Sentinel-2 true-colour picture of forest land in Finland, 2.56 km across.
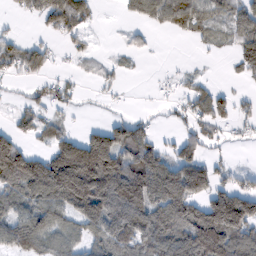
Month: February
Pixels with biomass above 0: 60%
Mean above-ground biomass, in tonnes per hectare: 70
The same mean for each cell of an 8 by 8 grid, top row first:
16 72 63 0 47 99 62 64
38 25 20 4 15 0 13 52
22 30 12 14 2 11 11 16
26 36 8 8 7 20 66 20
77 48 122 165 88 42 31 10
113 181 216 140 146 125 100 28
80 120 145 143 175 131 135 163
97 81 62 95 109 119 180 112
